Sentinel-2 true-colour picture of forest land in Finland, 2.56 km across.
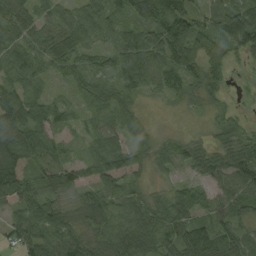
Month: August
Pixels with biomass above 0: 91%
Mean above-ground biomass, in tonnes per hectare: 59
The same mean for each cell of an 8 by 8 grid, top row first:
89 48 74 70 53 89 39 93
60 74 69 57 98 97 46 74
51 26 48 58 61 49 64 6
97 60 24 58 16 7 19 15
124 61 17 62 38 34 25 57
111 63 45 84 27 25 47 71
49 61 55 59 73 81 52 52
53 75 58 77 78 73 102 73
